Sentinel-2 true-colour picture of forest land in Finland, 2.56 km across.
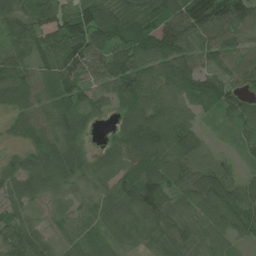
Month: July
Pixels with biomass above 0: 93%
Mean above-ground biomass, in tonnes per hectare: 71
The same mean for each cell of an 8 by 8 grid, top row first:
69 66 107 92 86 90 148 96
79 78 98 97 112 103 80 82
78 60 51 83 97 96 77 61
58 63 59 35 93 82 34 85
21 68 55 39 99 113 44 38
57 70 48 51 67 84 95 51
40 20 29 71 103 52 92 100
57 37 49 59 54 76 62 40
